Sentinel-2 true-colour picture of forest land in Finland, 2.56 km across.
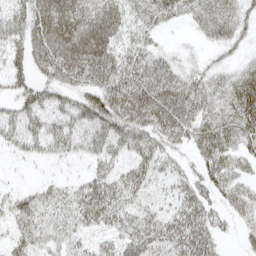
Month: April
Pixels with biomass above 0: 77%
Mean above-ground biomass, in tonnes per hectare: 38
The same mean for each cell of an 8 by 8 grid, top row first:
39 70 68 53 40 26 39 30
37 68 81 50 31 9 11 15
29 38 42 51 48 43 37 40
37 36 51 59 58 59 39 48
27 38 37 49 41 32 42 34
2 8 15 40 33 27 37 41
36 34 46 49 26 34 38 34
30 27 21 27 50 51 46 11
